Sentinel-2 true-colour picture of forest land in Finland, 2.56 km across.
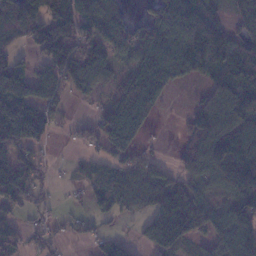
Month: January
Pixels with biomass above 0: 71%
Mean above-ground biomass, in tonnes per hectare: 83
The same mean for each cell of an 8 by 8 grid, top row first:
121 114 115 108 35 160 93 63
58 101 103 80 93 128 148 87
103 128 87 46 99 58 49 105
109 81 3 99 123 5 94 105
95 40 44 83 29 21 136 96
112 35 22 69 72 72 88 192
64 27 14 58 61 187 104 120
70 40 24 53 49 138 66 142
